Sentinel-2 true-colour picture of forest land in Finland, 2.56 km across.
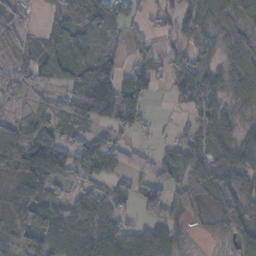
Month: November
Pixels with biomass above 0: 78%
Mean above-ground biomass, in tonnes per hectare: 67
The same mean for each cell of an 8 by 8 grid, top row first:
43 26 110 83 29 67 75 90
62 68 77 32 42 60 54 45
60 63 86 83 73 78 67 68
43 60 85 106 50 12 70 33
113 141 73 61 12 39 100 59
53 107 79 78 52 53 98 66
91 73 76 77 75 78 48 62
80 75 115 82 98 46 6 43
